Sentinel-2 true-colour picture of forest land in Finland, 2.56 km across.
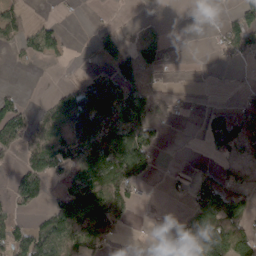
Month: March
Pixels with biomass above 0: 46%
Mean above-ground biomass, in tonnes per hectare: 50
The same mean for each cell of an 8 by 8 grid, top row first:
31 6 1 3 4 0 1 63
21 47 2 44 79 2 4 59
0 0 31 78 41 0 0 4
70 50 122 58 80 6 21 53
69 112 85 79 112 0 37 66
53 87 61 149 68 15 52 34
48 45 123 131 6 4 114 69
81 85 80 43 7 71 131 102
